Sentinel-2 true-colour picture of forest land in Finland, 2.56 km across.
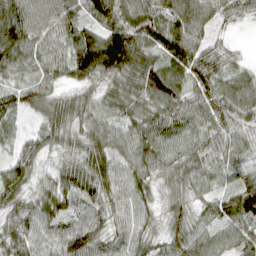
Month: April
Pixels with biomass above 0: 95%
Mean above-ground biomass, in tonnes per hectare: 65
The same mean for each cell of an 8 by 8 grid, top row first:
106 89 52 90 79 85 73 43
96 69 106 142 81 111 61 12
39 46 57 58 86 59 84 53
49 55 56 55 60 61 70 69
34 49 46 64 69 63 60 53
62 25 75 72 58 70 52 50
67 67 55 60 53 48 41 81
61 61 96 56 57 62 57 67
